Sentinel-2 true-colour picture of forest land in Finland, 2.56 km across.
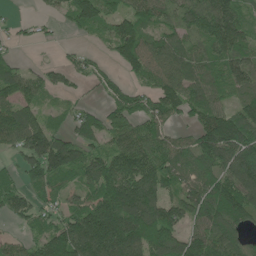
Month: June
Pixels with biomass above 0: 79%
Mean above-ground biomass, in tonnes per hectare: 92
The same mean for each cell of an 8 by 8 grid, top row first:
9 19 99 78 96 73 133 85
18 6 18 55 114 93 82 95
92 53 33 39 55 109 85 77
102 41 44 79 89 88 114 90
84 128 81 71 120 72 130 144
42 128 87 151 152 96 98 159
74 48 84 171 178 89 123 125
38 111 174 202 171 104 129 74
